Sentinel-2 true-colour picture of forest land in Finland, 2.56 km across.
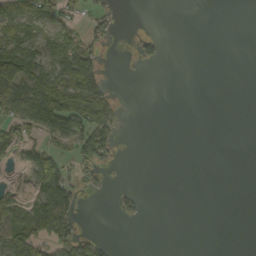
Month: September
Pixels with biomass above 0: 31%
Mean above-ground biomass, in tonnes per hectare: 25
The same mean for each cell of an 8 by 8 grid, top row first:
53 54 17 15 0 0 0 0
63 51 47 6 18 0 0 0
96 68 92 7 2 0 0 0
56 124 88 49 0 0 0 0
44 39 68 46 0 0 0 0
4 94 21 3 0 0 0 0
53 110 19 4 9 0 0 0
76 55 45 5 0 0 0 0
